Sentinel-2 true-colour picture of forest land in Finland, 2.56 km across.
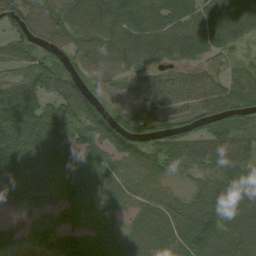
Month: August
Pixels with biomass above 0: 88%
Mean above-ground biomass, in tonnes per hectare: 76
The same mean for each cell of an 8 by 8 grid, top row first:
83 85 94 121 104 97 101 125
67 52 69 100 113 102 80 30
61 97 58 48 44 53 55 55
115 94 103 60 73 58 83 73
148 101 98 109 86 88 92 78
60 26 84 73 75 44 70 97
14 15 63 52 60 65 116 103
29 26 48 54 61 82 118 92
